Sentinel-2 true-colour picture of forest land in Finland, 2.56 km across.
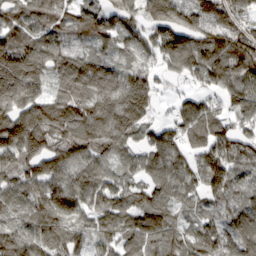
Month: March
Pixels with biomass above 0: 92%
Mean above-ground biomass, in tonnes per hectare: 113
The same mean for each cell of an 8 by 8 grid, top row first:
90 87 92 104 120 165 131 115
145 105 50 73 102 158 162 158
219 94 135 130 124 52 102 125
147 139 136 171 119 71 103 95
188 130 137 110 80 106 107 117
100 130 124 81 72 124 122 72
88 131 116 116 127 87 52 80
106 119 86 87 119 86 104 128
